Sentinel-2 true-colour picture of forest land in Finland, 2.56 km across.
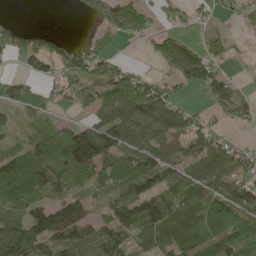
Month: May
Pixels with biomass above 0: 70%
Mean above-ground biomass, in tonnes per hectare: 75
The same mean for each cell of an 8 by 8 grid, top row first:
9 0 13 93 65 38 21 29
82 74 46 39 12 82 51 7
60 44 86 120 59 51 90 21
42 40 25 126 155 120 31 52
25 75 201 146 100 68 92 32
109 108 70 75 119 84 103 73
55 89 87 85 109 115 106 121
148 103 79 104 39 89 107 116
